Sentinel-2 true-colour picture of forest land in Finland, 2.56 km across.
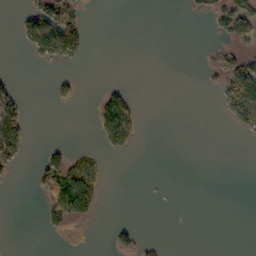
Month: October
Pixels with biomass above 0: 17%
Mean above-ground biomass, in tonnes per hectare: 26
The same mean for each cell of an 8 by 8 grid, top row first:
16 108 41 0 0 0 30 93
6 103 64 0 0 0 10 28
18 9 18 4 0 0 7 120
82 1 1 145 12 0 0 108
111 16 1 83 5 0 0 2
12 85 86 2 1 0 0 0
0 59 119 0 0 0 0 0
0 4 0 26 13 0 0 0
